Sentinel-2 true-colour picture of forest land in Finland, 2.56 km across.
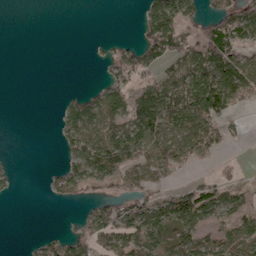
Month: April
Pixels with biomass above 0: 49%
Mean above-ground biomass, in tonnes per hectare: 46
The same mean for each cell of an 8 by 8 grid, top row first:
0 0 0 0 53 98 52 89
0 0 0 23 79 74 118 64
0 0 0 41 46 77 109 109
0 0 76 80 101 84 91 17
0 0 78 95 85 80 57 7
16 14 60 64 65 20 14 15
0 1 14 71 75 83 71 45
0 37 48 70 75 68 52 68
